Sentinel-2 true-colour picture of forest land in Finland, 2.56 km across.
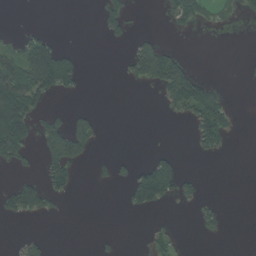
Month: August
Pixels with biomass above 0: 24%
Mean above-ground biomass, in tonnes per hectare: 32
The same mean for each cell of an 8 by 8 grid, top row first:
0 0 0 50 2 45 30 18
39 72 8 4 72 14 0 0
104 105 30 1 66 103 26 0
136 37 22 0 0 29 126 5
109 89 87 0 1 1 56 0
24 59 10 21 91 80 1 0
83 38 0 0 55 10 22 0
9 14 0 7 9 32 11 0
